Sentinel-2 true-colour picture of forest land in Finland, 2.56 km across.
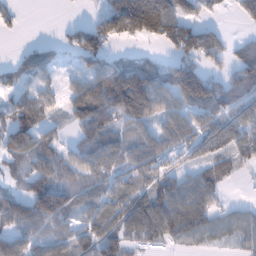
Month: January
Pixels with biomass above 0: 71%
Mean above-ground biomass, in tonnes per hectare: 83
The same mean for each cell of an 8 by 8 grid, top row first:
19 0 1 127 293 149 27 53
8 31 116 44 11 108 112 47
37 33 55 155 160 144 126 78
85 60 113 159 171 81 106 76
93 52 71 90 80 74 100 118
45 110 64 83 91 69 80 26
74 173 64 90 117 129 89 28
84 75 69 111 50 63 43 44
